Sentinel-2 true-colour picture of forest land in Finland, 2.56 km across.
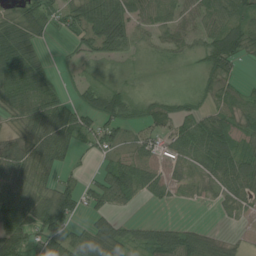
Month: July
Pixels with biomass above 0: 75%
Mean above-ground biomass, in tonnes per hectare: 46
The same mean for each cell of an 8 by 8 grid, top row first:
43 51 70 99 45 39 58 57
82 11 25 62 24 36 62 67
73 43 24 17 6 5 33 20
38 73 58 70 39 40 34 49
50 77 35 33 38 45 78 46
65 38 18 62 64 33 42 67
78 97 50 34 5 7 6 30
73 55 49 65 42 63 44 11
